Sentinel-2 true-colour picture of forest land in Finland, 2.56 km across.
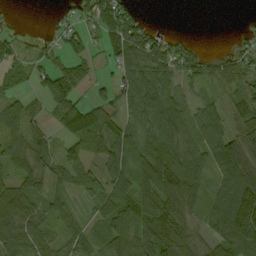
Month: September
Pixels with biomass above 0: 78%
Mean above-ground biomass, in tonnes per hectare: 60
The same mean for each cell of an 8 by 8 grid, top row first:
5 7 51 76 22 0 0 3
45 23 45 60 82 54 4 30
42 50 43 42 78 53 51 63
53 27 85 54 62 66 58 50
66 38 48 76 62 75 69 91
54 42 45 72 94 119 42 118
85 47 28 85 108 91 48 171
66 47 62 85 103 104 51 147
